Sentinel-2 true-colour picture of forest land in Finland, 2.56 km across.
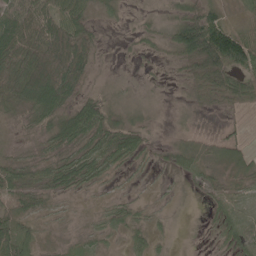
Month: May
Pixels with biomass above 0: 80%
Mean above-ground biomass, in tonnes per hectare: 37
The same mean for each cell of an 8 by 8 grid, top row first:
68 63 48 11 10 41 78 14
78 94 83 2 13 67 150 104
68 120 56 6 4 10 71 54
23 51 68 36 13 5 24 22
7 17 35 55 31 25 44 35
41 31 48 18 10 16 27 24
38 13 3 18 15 3 17 33
71 6 11 8 30 4 7 51
